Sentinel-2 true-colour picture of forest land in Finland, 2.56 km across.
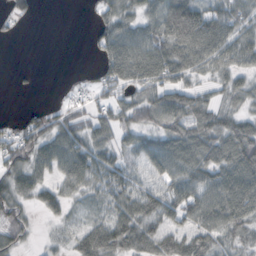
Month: October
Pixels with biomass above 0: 75%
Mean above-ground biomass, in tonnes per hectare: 57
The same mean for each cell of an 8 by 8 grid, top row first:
30 0 1 63 51 95 71 56
0 0 0 83 85 83 94 71
2 0 10 81 86 66 34 43
6 38 33 59 77 93 64 42
70 68 79 56 54 88 77 100
60 46 80 67 35 60 67 104
53 39 18 51 87 79 82 98
41 10 64 98 96 79 69 44
